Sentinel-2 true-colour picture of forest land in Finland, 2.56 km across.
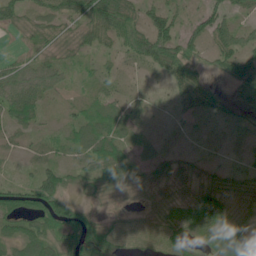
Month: June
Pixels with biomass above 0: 79%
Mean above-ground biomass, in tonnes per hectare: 43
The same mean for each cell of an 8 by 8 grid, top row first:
44 48 59 94 49 42 56 23
7 29 38 33 69 71 39 69
58 49 11 24 8 49 25 69
66 14 27 48 19 14 39 20
15 20 53 80 11 8 9 11
8 65 34 66 25 43 35 36
78 85 39 9 16 45 86 37
60 81 95 55 49 51 54 59
